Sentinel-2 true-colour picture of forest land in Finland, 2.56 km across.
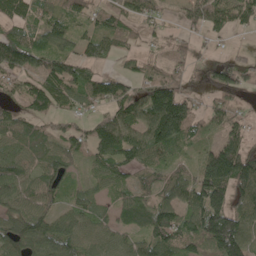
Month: May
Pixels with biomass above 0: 82%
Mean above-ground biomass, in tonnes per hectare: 79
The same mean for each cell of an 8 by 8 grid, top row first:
95 60 58 76 60 21 94 74
156 77 57 59 32 29 20 18
47 92 91 73 60 79 62 82
53 83 49 88 98 178 52 36
93 90 73 132 102 90 40 91
100 102 30 71 30 44 141 161
77 73 71 51 80 96 162 86
112 99 82 49 64 97 101 134
